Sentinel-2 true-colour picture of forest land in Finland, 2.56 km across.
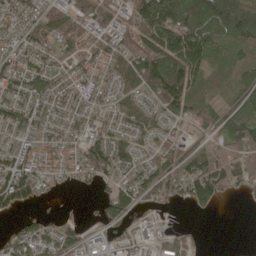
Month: May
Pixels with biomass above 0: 78%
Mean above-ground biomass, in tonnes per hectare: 79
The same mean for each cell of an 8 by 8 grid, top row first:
75 70 71 73 118 138 151 170
64 72 71 72 113 165 125 68
104 96 65 56 128 156 66 61
92 85 73 48 60 88 68 111
64 64 84 107 60 67 41 114
149 63 64 75 114 95 160 80
68 7 5 84 46 19 46 2
99 99 79 63 32 35 2 1
